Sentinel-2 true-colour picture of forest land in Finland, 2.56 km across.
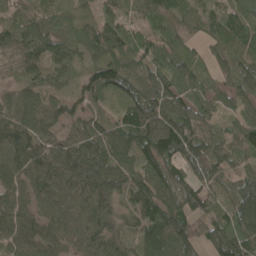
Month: May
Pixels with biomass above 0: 95%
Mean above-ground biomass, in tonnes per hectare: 86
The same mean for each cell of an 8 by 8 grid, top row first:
48 50 43 73 47 62 87 75
98 84 64 95 98 52 36 72
56 60 56 115 100 98 57 58
102 101 70 52 106 101 60 63
120 88 111 116 108 128 77 68
89 108 137 118 126 102 73 59
108 76 97 68 128 112 88 101
102 86 82 78 84 125 96 126
